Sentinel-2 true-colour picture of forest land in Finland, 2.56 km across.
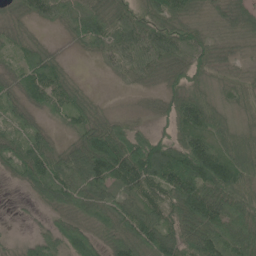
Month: June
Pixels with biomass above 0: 89%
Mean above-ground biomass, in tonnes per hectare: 66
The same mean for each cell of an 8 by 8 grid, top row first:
30 44 68 62 67 68 24 48
42 29 22 66 85 82 58 23
45 106 16 10 29 44 42 37
38 46 69 17 13 74 92 31
65 49 76 139 96 69 84 79
39 119 114 109 124 141 140 96
3 35 58 63 90 90 114 92
16 70 93 48 83 87 101 95
